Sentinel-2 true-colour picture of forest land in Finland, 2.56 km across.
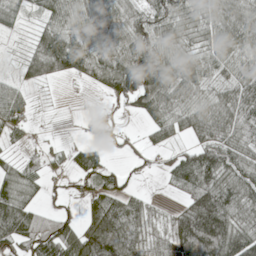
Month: May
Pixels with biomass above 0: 78%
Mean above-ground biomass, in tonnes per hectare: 63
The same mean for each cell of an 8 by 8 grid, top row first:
38 44 48 57 63 79 51 46
8 89 74 64 86 65 47 43
30 41 28 87 155 90 51 58
57 1 3 9 61 68 69 93
20 14 26 24 26 33 78 64
47 29 45 34 10 65 95 73
87 34 17 92 59 34 168 80
84 116 104 163 70 112 194 104
